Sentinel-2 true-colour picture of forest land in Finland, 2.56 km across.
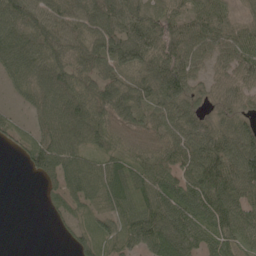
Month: May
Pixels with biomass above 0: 87%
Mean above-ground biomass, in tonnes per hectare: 63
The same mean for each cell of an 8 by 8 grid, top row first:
84 69 67 76 69 48 62 31
83 78 66 82 82 76 61 62
45 85 64 64 70 96 31 51
15 71 82 83 57 74 37 47
28 73 59 51 52 67 89 83
0 53 75 78 88 74 103 85
0 14 34 51 106 95 94 82
0 0 38 45 90 98 68 83
